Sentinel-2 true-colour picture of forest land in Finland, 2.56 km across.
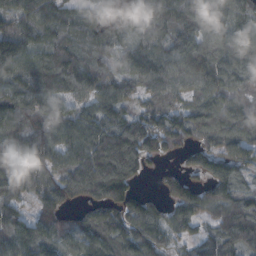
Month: October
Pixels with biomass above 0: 90%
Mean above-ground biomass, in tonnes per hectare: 109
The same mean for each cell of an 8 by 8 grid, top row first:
95 125 91 44 102 128 106 122
55 120 106 87 103 128 135 131
117 155 151 92 107 110 126 115
127 123 79 112 87 115 129 119
79 108 101 145 178 116 109 134
102 103 151 181 42 59 91 79
73 92 62 94 108 98 107 153
112 95 103 133 138 69 95 153
